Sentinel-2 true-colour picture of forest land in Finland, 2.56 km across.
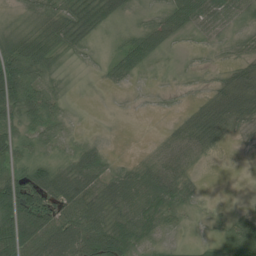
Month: July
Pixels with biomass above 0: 79%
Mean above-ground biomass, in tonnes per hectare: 38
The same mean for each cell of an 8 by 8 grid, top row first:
16 40 75 48 14 48 52 30
65 52 31 13 53 12 10 18
106 36 7 17 8 7 9 44
61 55 3 2 2 9 60 59
45 26 20 4 1 25 37 5
52 60 75 46 40 38 2 0
115 58 64 41 44 39 7 11
102 74 77 95 29 13 20 80
